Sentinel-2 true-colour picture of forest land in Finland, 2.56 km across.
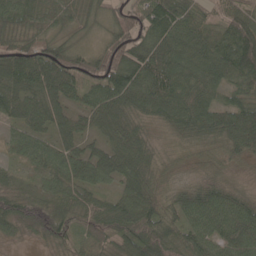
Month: May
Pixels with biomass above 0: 94%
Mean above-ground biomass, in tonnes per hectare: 69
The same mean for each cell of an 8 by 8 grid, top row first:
70 63 49 51 77 88 35 77
87 81 46 86 101 97 82 142
103 111 77 107 103 95 72 79
64 79 49 83 63 84 86 90
43 51 61 68 61 29 44 81
24 58 71 64 70 32 33 19
69 71 77 66 102 58 87 71
20 45 38 53 95 65 67 75
